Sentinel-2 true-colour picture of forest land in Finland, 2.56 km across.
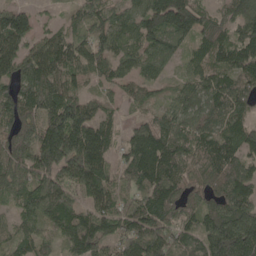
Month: May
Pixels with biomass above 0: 91%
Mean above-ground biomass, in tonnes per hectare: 102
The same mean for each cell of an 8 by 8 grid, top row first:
95 15 76 71 107 173 70 94
109 110 96 98 91 70 93 104
107 139 69 66 66 34 92 102
114 132 114 40 42 85 89 78
131 180 180 82 136 116 99 102
77 113 154 91 132 107 104 115
60 120 94 111 122 108 98 145
66 62 134 85 138 100 126 185
